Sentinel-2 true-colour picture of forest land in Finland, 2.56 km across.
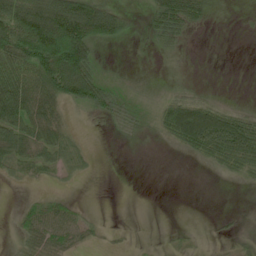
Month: June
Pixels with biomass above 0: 49%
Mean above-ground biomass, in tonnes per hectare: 35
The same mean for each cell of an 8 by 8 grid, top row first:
107 120 121 61 11 100 29 2
109 153 138 9 5 20 0 0
118 105 117 13 5 5 1 0
83 62 16 31 13 75 72 27
63 60 24 2 4 28 70 82
13 12 15 0 0 0 2 24
5 20 6 0 0 0 0 1
13 44 19 3 1 5 2 6
